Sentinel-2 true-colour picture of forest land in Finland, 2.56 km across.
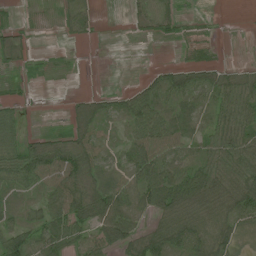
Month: July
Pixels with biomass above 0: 72%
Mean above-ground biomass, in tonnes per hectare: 45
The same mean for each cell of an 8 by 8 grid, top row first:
7 8 40 0 38 28 3 0
51 3 1 0 2 5 11 1
13 6 1 0 27 73 53 46
24 1 42 49 83 74 48 72
47 59 70 26 70 59 51 71
66 73 77 58 72 68 71 80
57 65 76 83 54 87 76 74
67 72 47 62 70 73 77 21
